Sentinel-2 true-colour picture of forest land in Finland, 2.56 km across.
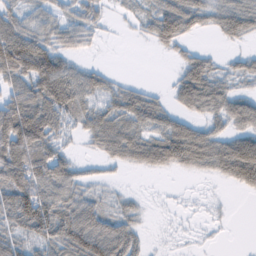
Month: February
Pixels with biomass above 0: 68%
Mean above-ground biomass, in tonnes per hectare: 48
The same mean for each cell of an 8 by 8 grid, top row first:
44 37 38 8 30 94 41 70
129 65 29 0 3 29 10 12
67 123 60 22 4 35 74 25
103 90 48 57 68 32 50 64
108 59 11 69 69 90 71 81
97 82 29 6 7 9 22 85
106 86 81 21 9 2 3 0
46 58 97 107 16 2 2 0
